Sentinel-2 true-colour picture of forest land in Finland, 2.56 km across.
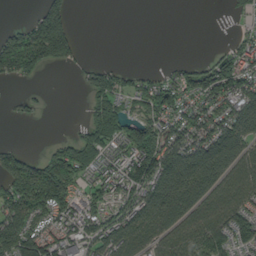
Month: September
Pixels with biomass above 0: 62%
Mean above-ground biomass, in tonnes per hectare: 85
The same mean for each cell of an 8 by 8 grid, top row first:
0 164 0 0 0 0 0 21
214 242 34 0 0 0 5 54
54 3 23 95 57 68 128 117
16 8 8 148 72 87 108 137
19 18 111 77 164 120 161 131
175 187 75 63 155 182 152 86
117 134 73 71 119 145 97 106
152 108 77 115 96 95 123 84
